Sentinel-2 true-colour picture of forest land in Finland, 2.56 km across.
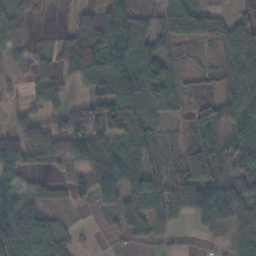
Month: November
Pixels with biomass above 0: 74%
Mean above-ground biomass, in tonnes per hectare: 58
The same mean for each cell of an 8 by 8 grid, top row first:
40 1 33 105 28 68 57 27
31 20 90 121 72 29 15 105
17 38 39 141 153 48 17 87
34 58 98 93 90 23 38 48
99 145 105 46 54 24 98 35
88 39 81 58 43 73 89 48
89 27 12 14 67 82 72 80
111 88 14 7 21 8 9 47
